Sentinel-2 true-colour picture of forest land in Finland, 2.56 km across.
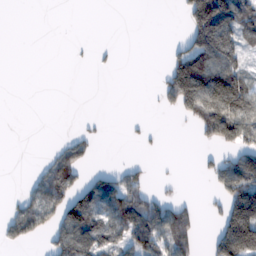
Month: February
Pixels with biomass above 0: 36%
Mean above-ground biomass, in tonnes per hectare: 59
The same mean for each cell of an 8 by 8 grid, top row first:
0 0 0 0 0 5 249 125
0 0 2 5 0 26 170 74
0 0 0 0 0 169 189 111
0 0 0 0 1 51 181 177
0 6 66 0 9 0 45 99
0 90 68 55 33 6 37 159
51 89 135 83 130 64 17 188
45 48 144 90 113 104 36 254
